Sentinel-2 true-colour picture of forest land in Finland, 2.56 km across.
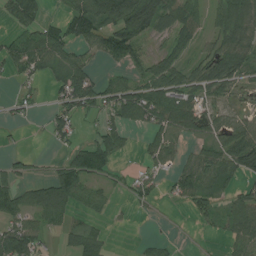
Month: July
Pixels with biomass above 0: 61%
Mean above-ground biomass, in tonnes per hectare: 52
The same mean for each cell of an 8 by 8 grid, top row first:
62 24 91 113 148 98 47 90
58 83 46 93 49 59 37 77
25 33 77 39 61 80 88 47
14 20 44 52 87 98 51 29
5 10 34 76 24 36 52 93
43 31 93 33 32 39 80 61
54 74 35 19 15 6 40 78
97 22 57 11 12 8 4 61
